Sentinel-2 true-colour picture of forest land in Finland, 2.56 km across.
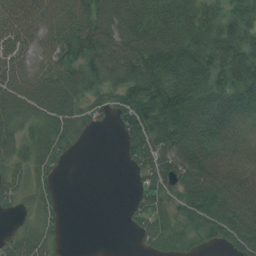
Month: July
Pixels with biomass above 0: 79%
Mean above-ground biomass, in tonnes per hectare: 66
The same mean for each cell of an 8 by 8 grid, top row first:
84 91 97 118 106 97 52 55
66 73 95 108 114 101 76 78
90 101 72 52 106 97 83 78
80 78 55 34 79 129 104 54
64 63 15 1 64 111 100 45
37 33 0 0 43 90 132 120
19 35 0 0 43 33 81 124
42 39 0 0 17 35 30 79
